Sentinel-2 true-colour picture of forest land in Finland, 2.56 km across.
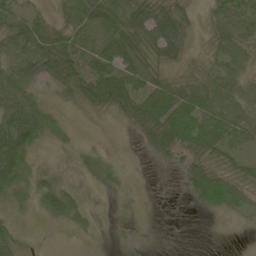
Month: May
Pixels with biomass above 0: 75%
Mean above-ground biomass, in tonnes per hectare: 33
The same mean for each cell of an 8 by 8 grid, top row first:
38 19 44 58 57 44 22 52
41 57 44 62 52 39 18 42
59 32 51 63 50 26 31 34
78 28 9 28 65 74 55 34
72 14 12 2 17 68 58 33
50 19 15 28 2 12 61 35
16 38 30 4 3 5 30 23
27 1 5 4 3 5 0 0
